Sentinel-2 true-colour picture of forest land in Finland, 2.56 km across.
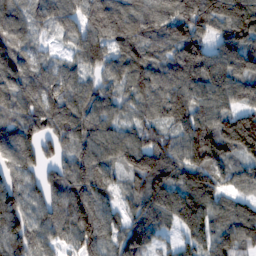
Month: February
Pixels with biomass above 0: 94%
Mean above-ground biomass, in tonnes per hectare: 119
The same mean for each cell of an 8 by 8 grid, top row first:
119 107 110 159 139 148 171 179
103 36 111 131 115 131 96 136
115 97 82 90 131 137 148 124
101 130 123 95 85 129 120 119
139 86 104 120 143 111 154 142
105 85 141 76 179 124 130 69
122 120 160 74 134 158 128 103
146 90 123 97 112 61 120 128
